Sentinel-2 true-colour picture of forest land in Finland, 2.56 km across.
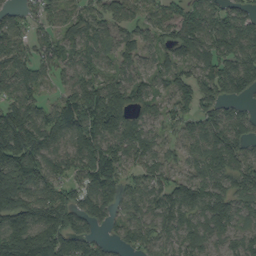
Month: September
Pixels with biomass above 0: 87%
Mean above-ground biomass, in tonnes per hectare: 98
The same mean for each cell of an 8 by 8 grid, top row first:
46 60 62 75 57 72 108 89
71 72 75 78 68 110 100 117
92 37 93 75 70 91 82 117
126 92 187 167 67 63 81 56
167 130 141 111 102 49 109 92
172 113 82 126 70 69 105 113
159 159 95 71 81 121 156 84
191 179 94 36 67 85 86 80
